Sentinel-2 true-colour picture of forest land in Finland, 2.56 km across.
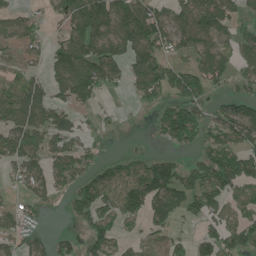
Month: June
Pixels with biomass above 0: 64%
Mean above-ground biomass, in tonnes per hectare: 78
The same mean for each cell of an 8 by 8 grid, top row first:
47 32 156 183 119 85 148 60
61 50 140 127 138 71 86 82
48 77 170 64 118 92 98 50
123 110 44 12 10 113 59 115
86 65 52 23 5 54 66 91
48 87 74 74 111 97 107 125
38 21 79 71 85 76 96 60
54 38 38 55 34 58 72 79
